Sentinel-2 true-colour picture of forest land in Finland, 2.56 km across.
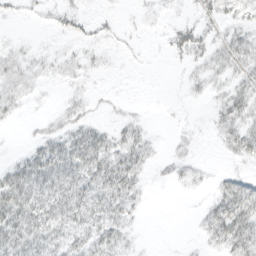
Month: March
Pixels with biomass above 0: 59%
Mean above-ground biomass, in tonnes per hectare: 15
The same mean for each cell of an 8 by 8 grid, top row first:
5 6 9 3 3 4 13 16
6 3 7 4 1 16 16 26
15 6 7 2 0 1 13 18
10 4 10 4 2 2 5 27
1 22 35 23 19 6 2 26
29 42 35 38 13 9 6 15
41 37 37 29 7 0 14 41
36 31 22 29 2 0 13 38
